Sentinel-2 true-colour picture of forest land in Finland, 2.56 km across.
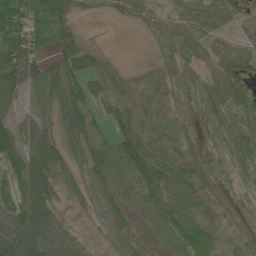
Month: June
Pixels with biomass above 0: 77%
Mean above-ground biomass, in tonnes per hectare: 42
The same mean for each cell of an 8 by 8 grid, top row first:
78 75 9 15 34 45 56 33
93 32 12 3 5 43 42 45
64 50 39 42 10 19 43 77
25 19 62 17 13 8 20 46
71 78 50 50 56 26 15 48
53 90 44 61 72 51 34 25
67 59 16 64 31 34 20 20
103 77 26 39 17 39 40 17
